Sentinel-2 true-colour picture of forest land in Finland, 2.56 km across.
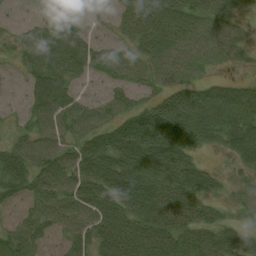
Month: August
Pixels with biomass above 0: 85%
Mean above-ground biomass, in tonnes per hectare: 53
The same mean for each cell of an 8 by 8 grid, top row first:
12 30 19 22 62 67 59 21
30 77 60 43 52 60 54 28
16 84 33 35 40 42 29 22
17 65 53 43 55 82 84 86
41 57 55 75 89 80 36 80
75 71 65 81 80 72 50 24
27 60 62 67 72 71 41 20
60 26 47 79 75 66 60 44
